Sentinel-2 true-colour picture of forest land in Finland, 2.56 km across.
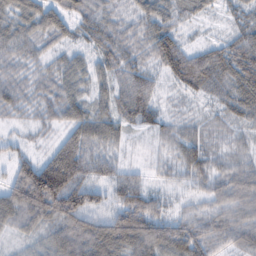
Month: February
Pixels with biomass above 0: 90%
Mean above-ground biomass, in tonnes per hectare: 53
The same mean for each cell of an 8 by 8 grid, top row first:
51 60 42 39 52 33 18 31
45 29 30 57 34 67 40 66
34 33 41 47 47 47 67 85
28 34 51 55 62 12 13 55
19 21 70 40 6 36 27 25
71 148 78 41 21 20 50 68
95 112 108 58 80 21 48 75
19 47 89 107 102 99 88 66
